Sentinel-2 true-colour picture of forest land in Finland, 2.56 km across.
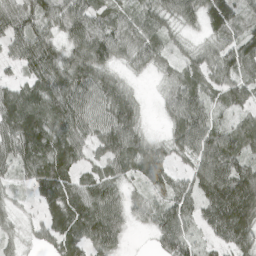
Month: April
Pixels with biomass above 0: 90%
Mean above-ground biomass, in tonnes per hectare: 68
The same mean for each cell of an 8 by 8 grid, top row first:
86 79 84 50 63 65 101 63
63 84 87 85 74 27 33 90
38 94 86 49 10 45 59 68
119 102 85 87 23 61 61 41
94 94 66 90 60 54 93 74
41 114 48 61 69 46 111 96
19 47 82 90 40 77 80 120
23 39 80 79 3 98 34 84
